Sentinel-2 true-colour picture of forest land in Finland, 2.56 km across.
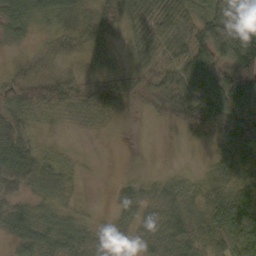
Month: October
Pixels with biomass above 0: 81%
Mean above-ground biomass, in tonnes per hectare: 43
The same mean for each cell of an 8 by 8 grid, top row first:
58 51 47 43 49 54 46 27
17 22 31 24 44 44 60 122
44 51 35 29 34 52 67 116
57 29 28 23 12 61 80 66
91 12 3 1 0 1 22 65
79 60 14 2 11 18 27 64
39 33 21 17 44 54 64 100
36 41 52 45 36 56 58 72
